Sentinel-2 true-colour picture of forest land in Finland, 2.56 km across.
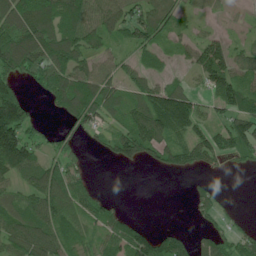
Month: June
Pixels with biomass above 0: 67%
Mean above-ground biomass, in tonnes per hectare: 73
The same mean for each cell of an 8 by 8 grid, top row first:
130 131 107 95 97 57 15 9
131 119 98 45 71 34 93 44
82 114 105 82 71 32 80 84
165 15 110 76 116 171 46 111
186 39 23 62 117 76 100 110
76 106 46 0 0 18 16 3
81 107 65 37 0 0 46 7
97 107 59 66 97 75 58 68
